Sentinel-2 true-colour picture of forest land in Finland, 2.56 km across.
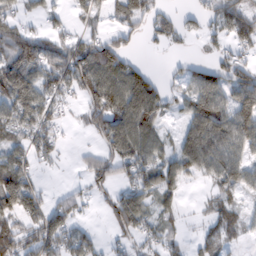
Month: February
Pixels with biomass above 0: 63%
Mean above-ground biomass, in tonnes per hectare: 54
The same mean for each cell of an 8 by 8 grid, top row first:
36 27 23 28 53 24 34 71
109 50 56 78 11 12 20 41
117 65 75 98 79 18 72 73
83 52 18 98 110 20 108 97
46 54 4 76 83 44 119 75
98 5 14 56 67 62 50 68
87 54 29 58 66 32 24 30
58 70 56 22 39 25 34 22
